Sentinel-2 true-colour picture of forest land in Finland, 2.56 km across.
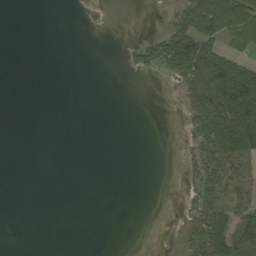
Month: September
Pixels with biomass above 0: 25%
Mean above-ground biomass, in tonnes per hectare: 16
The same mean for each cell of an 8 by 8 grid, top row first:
0 0 1 1 0 26 121 99
0 0 0 0 30 106 72 39
0 0 0 0 1 33 29 44
0 0 0 0 0 4 29 5
0 0 0 0 0 0 46 15
0 0 0 0 0 1 55 47
0 0 0 0 0 1 50 47
0 0 0 0 0 5 66 53
